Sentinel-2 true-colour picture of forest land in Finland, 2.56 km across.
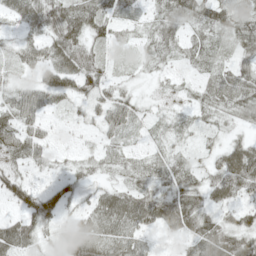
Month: May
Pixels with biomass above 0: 81%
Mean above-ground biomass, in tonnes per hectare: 35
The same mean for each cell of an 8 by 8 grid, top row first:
32 65 57 39 24 54 52 45
29 45 51 24 22 33 35 38
19 47 53 25 11 11 24 41
45 25 16 49 20 16 25 40
43 20 7 21 13 21 14 35
32 11 30 19 31 43 32 70
27 72 24 55 60 66 38 36
60 20 46 46 20 13 56 55
